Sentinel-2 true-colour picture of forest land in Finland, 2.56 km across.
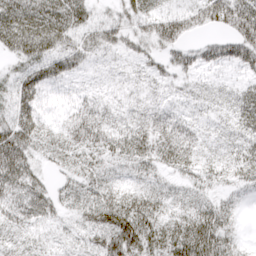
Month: March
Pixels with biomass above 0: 84%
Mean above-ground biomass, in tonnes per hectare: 33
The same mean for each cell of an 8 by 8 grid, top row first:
50 50 35 24 36 45 48 73
35 40 44 31 25 40 30 58
35 49 11 5 10 20 9 15
56 13 25 15 20 17 9 31
79 29 37 32 41 53 13 26
62 21 31 18 19 20 22 26
52 40 29 61 47 23 32 10
19 15 17 56 56 59 68 15
